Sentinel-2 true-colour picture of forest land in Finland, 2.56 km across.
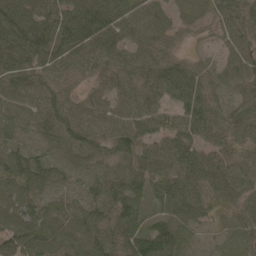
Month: May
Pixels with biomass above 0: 95%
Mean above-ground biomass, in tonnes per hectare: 64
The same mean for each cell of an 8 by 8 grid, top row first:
101 85 60 59 69 31 43 79
77 99 79 88 60 30 13 68
56 67 35 57 73 91 45 72
53 82 64 60 80 60 77 61
43 44 70 67 66 73 53 51
69 68 37 55 72 71 83 58
66 47 51 67 56 79 56 49
91 82 67 75 107 95 17 50
